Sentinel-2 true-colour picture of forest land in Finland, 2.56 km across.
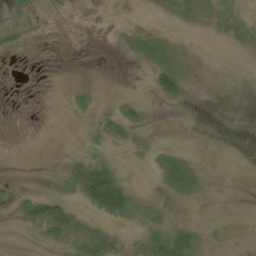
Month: June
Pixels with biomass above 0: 32%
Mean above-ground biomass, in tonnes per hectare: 10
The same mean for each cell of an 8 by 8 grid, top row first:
9 2 2 2 1 10 12 12
8 3 1 1 20 11 0 7
1 0 0 0 1 39 1 0
1 0 6 10 7 1 0 1
0 0 4 11 4 3 0 0
2 0 44 52 3 43 4 0
12 41 17 77 14 9 1 0
0 10 26 18 20 49 4 1
